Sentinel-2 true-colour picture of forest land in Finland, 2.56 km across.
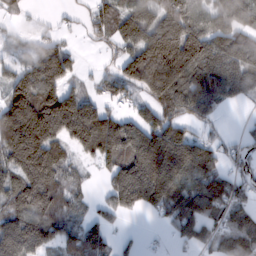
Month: February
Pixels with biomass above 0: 76%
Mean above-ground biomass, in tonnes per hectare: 118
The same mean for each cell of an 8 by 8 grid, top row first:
29 9 26 81 122 181 106 133
32 102 21 44 196 267 177 172
108 182 40 81 200 198 135 131
230 210 184 71 92 98 62 4
252 192 112 191 202 216 79 37
121 147 35 107 221 184 138 52
129 141 53 87 82 136 126 86
166 104 127 54 9 35 59 123
